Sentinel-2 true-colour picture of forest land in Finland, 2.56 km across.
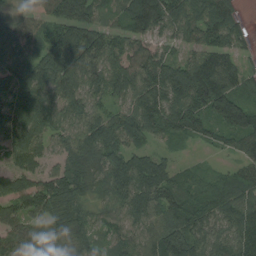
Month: August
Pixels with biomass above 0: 93%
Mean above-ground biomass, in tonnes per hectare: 97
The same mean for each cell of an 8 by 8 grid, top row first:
68 114 109 58 159 107 96 39
99 91 152 91 98 63 93 61
105 118 101 103 111 154 165 70
95 83 101 76 118 153 120 172
93 66 115 113 73 44 44 79
85 74 111 94 134 72 30 62
81 96 80 66 125 111 109 111
78 99 74 67 85 162 105 126
